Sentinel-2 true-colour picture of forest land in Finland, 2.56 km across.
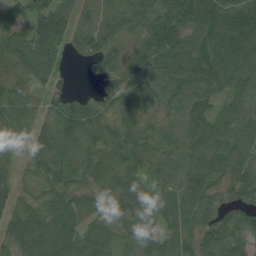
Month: July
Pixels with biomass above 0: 93%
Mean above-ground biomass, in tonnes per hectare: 78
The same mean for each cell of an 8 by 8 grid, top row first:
44 116 72 95 98 101 120 126
89 95 76 69 82 123 100 119
77 58 3 66 88 101 92 88
66 46 70 72 81 67 66 65
38 87 93 84 65 57 85 74
47 76 71 93 62 62 80 76
69 78 81 78 76 90 62 63
80 101 93 60 73 69 62 85
